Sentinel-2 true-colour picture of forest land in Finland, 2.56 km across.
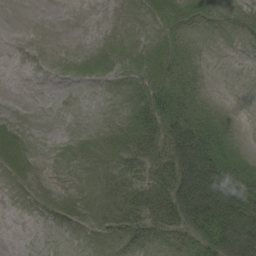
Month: August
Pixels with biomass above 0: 56%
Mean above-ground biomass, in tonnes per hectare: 22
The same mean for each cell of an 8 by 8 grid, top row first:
0 0 0 1 6 20 12 16
0 0 1 8 14 26 3 3
0 1 8 8 22 40 4 0
0 0 0 2 34 57 23 1
10 0 4 17 41 70 61 12
8 2 3 14 25 70 92 62
0 8 13 25 43 72 99 92
0 0 2 11 17 23 71 100
